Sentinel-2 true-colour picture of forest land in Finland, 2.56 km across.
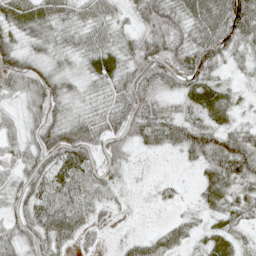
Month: May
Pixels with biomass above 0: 83%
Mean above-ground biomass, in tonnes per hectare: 39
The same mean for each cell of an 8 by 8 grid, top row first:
42 34 24 25 48 42 60 75
41 25 24 35 58 52 58 31
51 49 20 41 59 51 44 12
21 44 18 40 64 27 55 17
36 66 82 57 34 42 67 60
33 57 54 31 3 7 46 61
32 54 38 10 5 10 31 37
39 49 24 3 26 36 33 24
